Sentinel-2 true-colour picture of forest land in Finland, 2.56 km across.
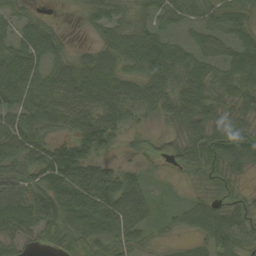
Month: September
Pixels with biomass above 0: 88%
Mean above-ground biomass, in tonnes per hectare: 60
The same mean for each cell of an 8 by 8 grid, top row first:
42 14 17 64 39 51 49 59
72 69 18 63 89 60 54 67
106 61 78 78 70 74 68 63
77 84 76 68 38 56 55 47
76 72 80 43 23 39 73 79
72 98 116 81 30 8 40 25
88 94 101 103 70 27 54 39
52 46 67 73 32 17 46 56
